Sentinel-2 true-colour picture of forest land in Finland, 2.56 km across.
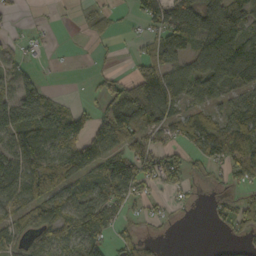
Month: October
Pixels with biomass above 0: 63%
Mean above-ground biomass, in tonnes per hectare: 63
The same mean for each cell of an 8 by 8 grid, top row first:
9 3 8 26 64 112 105 75
19 6 0 6 28 93 125 149
67 14 1 37 141 89 120 81
141 117 45 80 127 71 52 63
94 100 95 85 62 42 78 92
106 119 57 108 73 64 27 55
73 98 83 60 18 15 11 49
42 54 82 43 30 2 1 25
